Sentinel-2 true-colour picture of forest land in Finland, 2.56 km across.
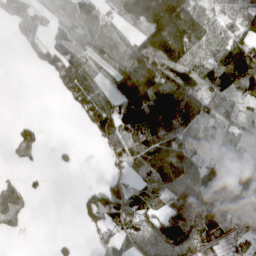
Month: April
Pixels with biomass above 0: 67%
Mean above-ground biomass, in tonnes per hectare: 81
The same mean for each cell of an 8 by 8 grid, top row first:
74 47 105 54 165 178 89 101
12 70 72 82 142 168 105 137
0 22 130 69 185 135 103 152
0 0 56 123 142 145 58 32
54 9 6 72 149 139 62 67
14 7 2 32 83 148 97 113
83 0 36 132 83 104 154 68
5 5 11 63 87 164 114 52
